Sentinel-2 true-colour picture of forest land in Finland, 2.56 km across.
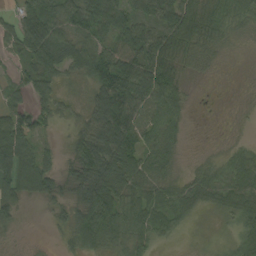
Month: September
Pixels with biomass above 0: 84%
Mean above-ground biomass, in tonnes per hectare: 59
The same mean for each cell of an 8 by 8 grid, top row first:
50 87 85 98 57 74 77 66
46 122 64 60 82 76 59 11
36 67 35 114 85 51 13 5
65 41 26 122 71 61 2 6
116 17 61 120 69 33 5 22
92 72 76 122 80 33 55 70
42 20 74 112 79 64 39 80
7 3 79 79 54 16 9 84
